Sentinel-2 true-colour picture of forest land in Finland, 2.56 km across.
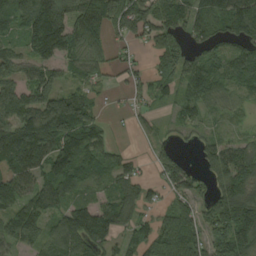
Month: August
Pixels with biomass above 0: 81%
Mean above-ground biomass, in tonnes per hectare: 96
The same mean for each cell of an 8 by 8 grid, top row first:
126 192 130 145 134 108 114 163
51 177 93 46 34 109 82 80
101 102 57 21 43 96 132 90
148 166 141 11 33 34 41 28
193 156 150 45 13 30 51 57
134 126 121 90 42 114 58 130
110 93 85 103 68 87 82 167
97 90 132 72 85 123 91 143
